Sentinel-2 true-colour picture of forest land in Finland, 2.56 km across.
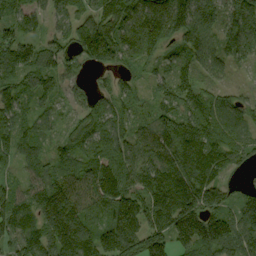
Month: September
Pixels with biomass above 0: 93%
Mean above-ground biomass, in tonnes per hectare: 115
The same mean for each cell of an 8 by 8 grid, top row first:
72 74 86 145 174 201 143 174
156 96 123 161 142 95 106 144
93 85 42 43 54 97 55 12
89 55 60 102 54 130 107 91
117 59 99 106 110 180 154 84
43 104 103 157 122 175 141 34
118 186 128 144 144 181 144 102
112 151 195 164 150 123 163 118
